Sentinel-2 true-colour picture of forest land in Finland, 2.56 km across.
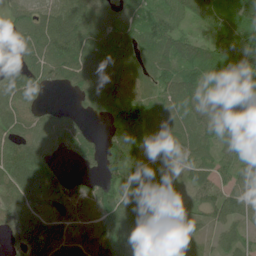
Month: July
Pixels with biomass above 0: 86%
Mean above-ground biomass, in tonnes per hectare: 62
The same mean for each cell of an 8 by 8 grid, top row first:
52 65 80 68 65 58 59 98
34 77 86 82 61 71 78 135
70 48 73 77 47 83 92 100
65 23 19 49 50 57 67 107
57 43 49 63 33 57 54 129
82 68 23 79 64 20 46 76
69 52 45 71 47 35 61 66
38 69 52 73 59 43 22 35
